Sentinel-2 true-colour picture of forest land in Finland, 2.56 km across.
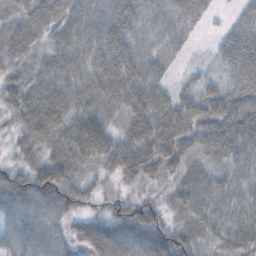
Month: October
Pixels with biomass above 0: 92%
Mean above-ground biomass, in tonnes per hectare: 52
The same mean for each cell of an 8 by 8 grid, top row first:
35 55 53 64 51 53 25 35
44 36 58 72 42 29 10 83
36 57 56 83 79 19 29 67
48 93 53 47 83 78 69 88
24 44 83 53 68 74 66 79
38 64 29 24 50 32 41 51
49 50 23 29 43 32 48 61
46 50 41 74 65 47 51 65
